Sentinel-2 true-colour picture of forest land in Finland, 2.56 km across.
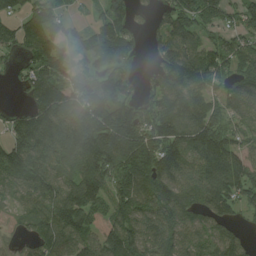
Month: August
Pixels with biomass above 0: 83%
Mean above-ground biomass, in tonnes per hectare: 120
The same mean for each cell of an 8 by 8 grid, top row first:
76 109 19 115 26 124 134 103
80 122 72 130 21 136 115 111
45 153 105 120 37 170 141 112
55 168 158 186 110 158 129 111
130 137 149 169 176 200 194 92
111 125 120 150 164 153 154 148
46 120 171 125 118 161 125 86
35 135 115 152 151 129 122 88
